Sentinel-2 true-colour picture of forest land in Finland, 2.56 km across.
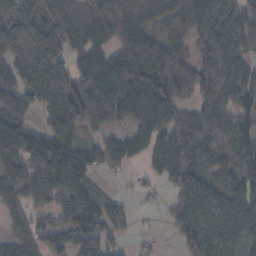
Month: November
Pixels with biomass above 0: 81%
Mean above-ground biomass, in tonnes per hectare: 101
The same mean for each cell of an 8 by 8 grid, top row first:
113 73 60 128 63 47 117 66
179 146 71 82 120 91 146 64
118 174 97 117 149 219 158 96
111 86 112 122 110 111 110 87
168 120 68 62 87 135 140 106
127 121 128 19 21 111 69 94
57 58 117 54 7 86 169 154
61 74 120 57 10 32 156 134
